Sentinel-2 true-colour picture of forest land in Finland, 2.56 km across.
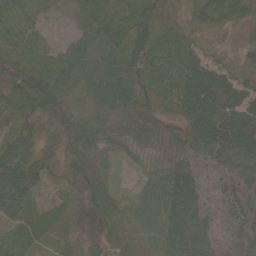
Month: May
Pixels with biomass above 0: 94%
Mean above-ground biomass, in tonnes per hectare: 54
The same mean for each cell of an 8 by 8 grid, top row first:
40 13 28 37 38 12 63 39
32 22 60 54 67 84 23 16
50 62 43 56 68 111 137 53
44 45 26 50 30 74 143 117
78 26 59 41 32 26 108 154
114 35 46 20 20 65 41 85
69 33 22 50 37 77 49 49
54 28 17 32 27 84 59 51
